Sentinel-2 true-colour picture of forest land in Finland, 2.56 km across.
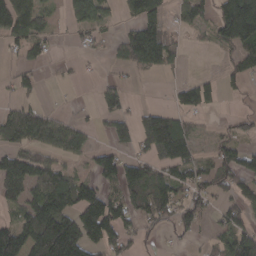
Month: March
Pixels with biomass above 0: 55%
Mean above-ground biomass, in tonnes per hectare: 71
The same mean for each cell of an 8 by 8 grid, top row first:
118 37 72 23 114 41 56 267
35 28 18 26 163 54 18 87
36 6 11 24 7 15 42 40
62 34 8 67 49 73 43 28
81 78 68 66 67 171 21 49
124 110 56 96 116 86 68 106
50 132 141 112 97 95 48 78
139 183 140 91 29 17 20 113
